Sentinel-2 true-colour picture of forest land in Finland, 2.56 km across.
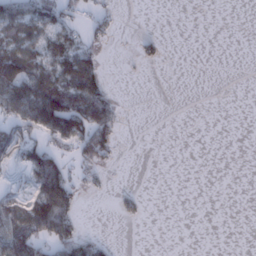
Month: January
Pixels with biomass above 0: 31%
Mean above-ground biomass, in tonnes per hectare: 25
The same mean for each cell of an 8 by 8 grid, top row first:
53 54 17 15 0 0 0 0
63 51 47 6 18 0 0 0
96 68 92 7 2 0 0 0
56 124 88 49 0 0 0 0
44 39 68 46 0 0 0 0
4 94 21 3 0 0 0 0
53 110 19 4 9 0 0 0
76 55 45 5 0 0 0 0
